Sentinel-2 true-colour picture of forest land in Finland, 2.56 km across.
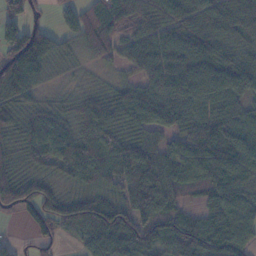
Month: November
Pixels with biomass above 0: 90%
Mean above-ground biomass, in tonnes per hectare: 73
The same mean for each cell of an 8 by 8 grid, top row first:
61 15 76 75 71 72 67 73
130 106 45 54 75 87 85 50
136 34 15 23 47 71 105 76
79 60 70 104 112 99 81 62
61 84 80 69 76 62 106 91
63 48 61 70 106 79 88 89
60 75 85 91 88 57 51 90
21 45 35 90 93 77 86 104
